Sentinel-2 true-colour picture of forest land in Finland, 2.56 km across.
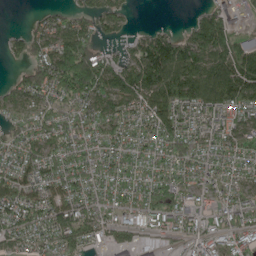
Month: May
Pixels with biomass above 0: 82%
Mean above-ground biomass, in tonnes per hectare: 85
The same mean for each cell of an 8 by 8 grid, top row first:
0 48 58 82 0 0 90 52
46 99 129 30 107 133 167 123
47 98 128 115 153 153 134 149
68 68 72 98 107 116 124 88
69 83 70 75 67 98 85 99
103 83 81 68 59 83 68 54
113 98 89 63 92 109 62 96
91 77 81 64 46 51 79 110
